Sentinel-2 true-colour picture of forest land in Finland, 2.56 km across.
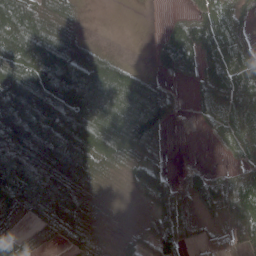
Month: April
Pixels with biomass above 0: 79%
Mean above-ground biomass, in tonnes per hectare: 55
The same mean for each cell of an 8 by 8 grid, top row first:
89 50 11 0 0 11 53 39
98 107 52 7 0 82 67 57
83 97 110 97 51 19 48 68
93 93 93 90 115 39 25 41
108 115 98 97 98 0 4 29
91 92 75 22 58 17 33 40
41 52 54 8 14 70 32 92
39 7 33 9 65 86 20 49
